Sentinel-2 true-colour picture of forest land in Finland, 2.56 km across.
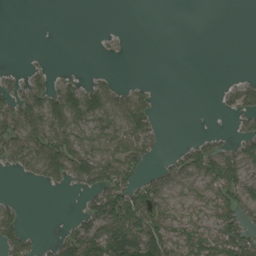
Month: August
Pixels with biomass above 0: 46%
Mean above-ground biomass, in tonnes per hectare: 42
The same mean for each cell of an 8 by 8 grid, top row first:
0 0 0 0 0 0 0 0
0 1 0 8 0 0 0 0
22 42 23 20 7 0 0 19
85 102 98 71 75 0 0 47
72 93 58 68 76 7 43 55
13 57 76 101 42 53 81 80
29 0 23 125 100 37 40 87
74 14 116 116 129 45 49 96
